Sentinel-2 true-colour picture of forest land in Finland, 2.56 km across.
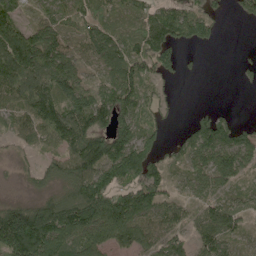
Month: May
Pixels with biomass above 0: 77%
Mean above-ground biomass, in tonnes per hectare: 83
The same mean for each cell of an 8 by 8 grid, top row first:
77 46 60 34 57 92 66 34
129 109 57 91 86 84 23 3
112 118 104 75 113 28 1 10
75 116 139 132 70 13 27 4
30 60 123 155 98 40 124 90
14 47 127 119 145 25 101 64
108 121 175 194 124 61 70 61
214 175 126 103 87 59 73 27
